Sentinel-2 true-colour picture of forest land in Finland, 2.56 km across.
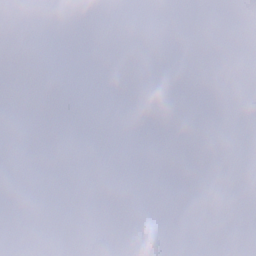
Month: December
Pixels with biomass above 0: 66%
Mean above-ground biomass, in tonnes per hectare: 85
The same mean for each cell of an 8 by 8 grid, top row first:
2 0 37 235 140 111 119 45
3 0 71 202 132 128 144 44
2 34 258 153 119 180 80 93
0 45 185 85 153 108 89 69
0 78 14 86 120 95 85 69
1 11 59 121 126 110 125 104
1 5 136 91 74 105 116 102
0 15 105 98 122 89 71 59
